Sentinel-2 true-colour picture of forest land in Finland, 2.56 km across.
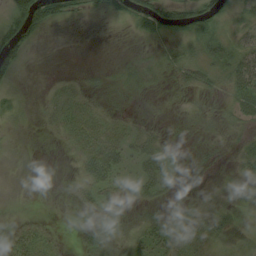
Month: August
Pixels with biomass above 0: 50%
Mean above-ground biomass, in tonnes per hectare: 17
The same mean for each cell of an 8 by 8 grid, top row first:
47 51 10 11 41 44 38 14
39 1 0 0 3 18 32 32
18 4 9 3 5 15 25 49
15 17 34 12 3 2 9 30
1 4 30 37 29 4 3 11
0 0 21 29 30 8 0 13
0 0 10 10 10 11 11 12
30 19 14 15 26 31 28 13
